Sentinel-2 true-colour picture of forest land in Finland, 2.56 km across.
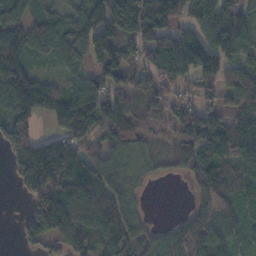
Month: November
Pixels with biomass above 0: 80%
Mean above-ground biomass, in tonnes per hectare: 105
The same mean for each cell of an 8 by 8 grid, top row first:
69 84 87 137 139 97 150 127
153 125 112 30 82 141 152 88
167 57 68 73 78 80 51 109
145 93 212 92 97 91 99 102
177 111 99 108 82 97 135 149
73 244 161 100 35 28 121 109
2 257 169 161 24 1 118 65
21 85 116 119 67 105 146 44
